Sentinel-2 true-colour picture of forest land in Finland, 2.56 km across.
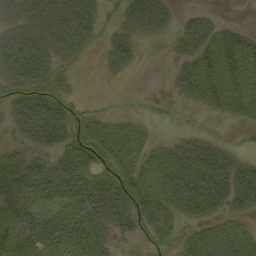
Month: September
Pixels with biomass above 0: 71%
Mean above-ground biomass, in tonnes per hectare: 36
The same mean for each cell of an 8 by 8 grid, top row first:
38 57 64 15 72 24 14 2
63 47 41 30 10 17 43 55
49 45 5 5 0 25 50 51
42 76 20 10 6 4 16 30
19 46 55 49 26 21 25 8
42 49 68 61 47 61 66 50
33 29 42 58 44 36 41 29
36 50 51 21 14 17 42 45
